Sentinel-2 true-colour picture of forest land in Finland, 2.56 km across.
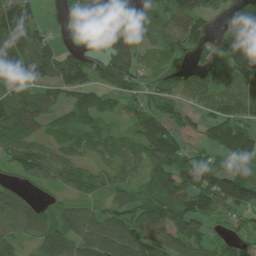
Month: June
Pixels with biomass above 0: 83%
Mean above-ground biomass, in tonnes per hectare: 78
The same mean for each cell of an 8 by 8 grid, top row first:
152 14 54 132 63 84 54 81
106 68 44 77 42 63 59 134
63 66 89 85 59 67 96 132
111 55 87 38 62 59 49 76
84 48 62 66 81 85 64 114
52 59 68 53 63 129 93 112
81 53 60 74 96 110 99 91
62 79 100 143 117 91 65 40
